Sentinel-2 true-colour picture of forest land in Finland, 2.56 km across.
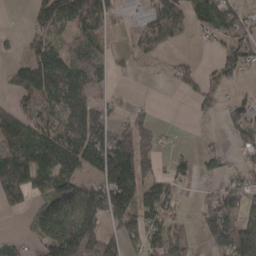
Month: March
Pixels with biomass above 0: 63%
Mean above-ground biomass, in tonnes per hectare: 70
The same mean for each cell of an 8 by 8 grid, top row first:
1 86 107 76 52 86 94 55
21 93 67 34 69 21 9 82
40 103 98 33 7 43 54 22
51 56 87 37 35 0 29 48
117 119 142 133 88 3 11 44
141 125 87 164 115 50 23 47
39 73 140 145 131 48 62 90
29 89 131 51 100 65 60 146
